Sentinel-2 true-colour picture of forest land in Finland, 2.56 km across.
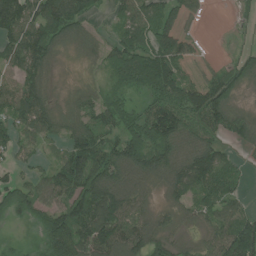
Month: July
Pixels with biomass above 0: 82%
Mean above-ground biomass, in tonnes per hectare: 86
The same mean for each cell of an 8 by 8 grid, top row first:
141 118 99 39 83 115 9 17
114 112 36 59 107 163 21 20
83 58 17 57 96 111 95 82
108 98 68 88 74 141 131 53
85 53 98 73 131 125 97 39
42 53 150 132 101 114 120 48
86 70 106 159 55 55 78 50
9 109 123 127 106 42 57 197
